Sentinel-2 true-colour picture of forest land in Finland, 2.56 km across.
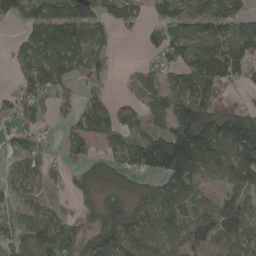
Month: May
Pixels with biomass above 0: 74%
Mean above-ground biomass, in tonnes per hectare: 90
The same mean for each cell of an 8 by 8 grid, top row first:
95 142 152 88 50 111 122 100
53 176 141 45 28 118 133 138
42 122 56 22 51 73 137 48
55 51 75 76 63 123 109 51
52 20 91 119 122 195 193 170
53 43 59 76 83 169 64 116
52 55 30 76 99 103 57 90
66 127 94 138 79 67 98 68
